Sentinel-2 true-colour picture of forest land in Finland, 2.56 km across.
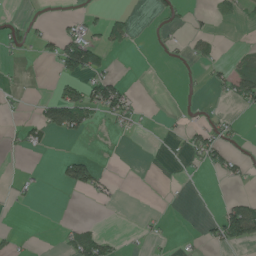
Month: June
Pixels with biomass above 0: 19%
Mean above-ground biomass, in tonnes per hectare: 18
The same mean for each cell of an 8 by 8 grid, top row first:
5 2 14 25 0 17 11 16
15 20 105 27 0 7 19 6
4 1 51 48 0 0 14 54
9 55 78 53 10 3 9 11
18 16 3 0 0 5 54 12
5 1 72 10 0 1 9 22
3 0 0 4 1 0 0 65
12 0 49 20 9 6 20 56
